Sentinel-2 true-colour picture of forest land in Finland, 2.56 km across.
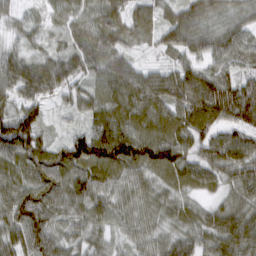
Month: March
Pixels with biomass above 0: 97%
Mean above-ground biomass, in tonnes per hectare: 72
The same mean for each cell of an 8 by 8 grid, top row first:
33 40 56 76 67 69 77 60
38 46 93 98 35 81 65 69
77 94 69 102 80 99 100 78
82 33 41 83 85 85 125 111
126 58 99 136 116 98 70 86
68 79 77 71 58 70 63 69
81 67 50 48 48 50 38 63
73 73 49 36 43 53 58 87
